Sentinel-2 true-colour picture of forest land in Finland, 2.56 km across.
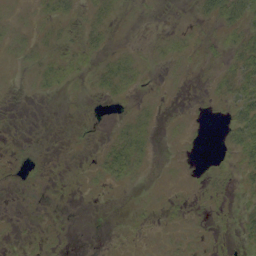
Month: September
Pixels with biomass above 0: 35%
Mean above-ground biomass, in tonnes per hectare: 5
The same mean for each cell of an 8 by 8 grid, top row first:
3 9 7 7 1 0 13 23
5 4 9 5 2 6 4 15
0 9 4 18 4 1 3 24
0 0 1 1 4 1 1 21
1 0 1 7 9 2 0 19
2 2 2 10 2 1 4 8
1 1 0 0 2 4 4 7
1 2 0 1 1 3 3 7
